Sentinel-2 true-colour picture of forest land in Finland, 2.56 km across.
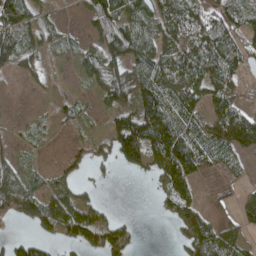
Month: April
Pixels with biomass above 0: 69%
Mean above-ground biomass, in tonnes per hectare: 62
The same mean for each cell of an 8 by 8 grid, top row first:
106 39 28 105 88 90 67 58
103 31 41 127 94 104 116 76
11 20 30 84 86 105 98 49
10 20 37 72 106 93 64 71
24 17 29 82 140 87 83 80
73 35 40 12 23 85 25 30
113 104 98 13 0 70 26 47
43 43 77 91 4 18 99 54
